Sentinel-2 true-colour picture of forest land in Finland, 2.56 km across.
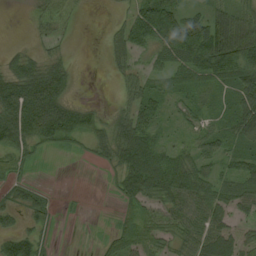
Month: August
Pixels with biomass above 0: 71%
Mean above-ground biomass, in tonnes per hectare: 45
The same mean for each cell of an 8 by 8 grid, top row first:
1 39 10 7 70 61 63 54
11 18 0 28 39 71 104 107
83 88 8 10 42 39 49 69
119 124 63 22 63 21 29 59
69 38 18 66 76 28 41 39
20 1 0 20 105 82 41 44
38 30 1 3 48 66 69 41
72 12 0 27 52 42 80 59
